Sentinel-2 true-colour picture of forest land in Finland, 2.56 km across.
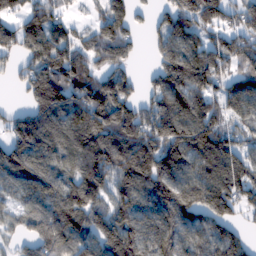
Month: February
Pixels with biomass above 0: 83%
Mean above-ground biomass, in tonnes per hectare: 120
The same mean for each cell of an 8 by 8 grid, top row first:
76 109 19 115 26 124 134 103
80 122 72 130 21 136 115 111
45 153 105 120 37 170 141 112
55 168 158 186 110 158 129 111
130 137 149 169 176 200 194 92
111 125 120 150 164 153 154 148
46 120 171 125 118 161 125 86
35 135 115 152 151 129 122 88
